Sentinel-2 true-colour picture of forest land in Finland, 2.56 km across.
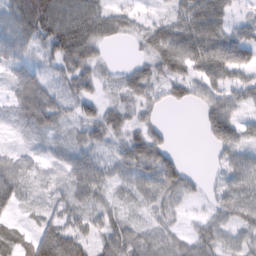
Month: February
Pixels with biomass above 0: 81%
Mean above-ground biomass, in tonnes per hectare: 42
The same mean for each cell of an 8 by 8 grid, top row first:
63 98 82 47 16 36 64 16
44 49 91 14 32 73 63 72
37 31 56 22 52 56 47 31
39 67 35 45 31 5 49 33
12 21 38 32 78 10 23 53
48 14 48 32 43 62 10 42
22 24 43 32 29 28 18 46
37 68 52 52 49 36 46 36
